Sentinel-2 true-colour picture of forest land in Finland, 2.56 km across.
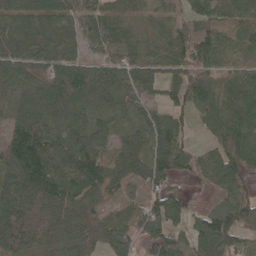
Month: May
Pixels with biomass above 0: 87%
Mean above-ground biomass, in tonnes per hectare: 81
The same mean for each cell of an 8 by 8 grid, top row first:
81 82 71 63 36 40 60 66
73 105 55 64 62 84 97 56
63 69 82 92 73 63 72 81
62 73 68 62 56 60 78 95
148 116 101 51 72 87 37 95
170 147 96 72 93 58 49 60
155 140 91 54 88 74 40 90
121 97 113 101 69 60 112 63
